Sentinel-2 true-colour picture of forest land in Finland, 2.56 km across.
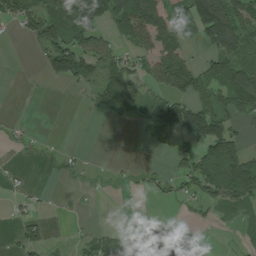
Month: July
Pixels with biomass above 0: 46%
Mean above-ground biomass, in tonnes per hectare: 48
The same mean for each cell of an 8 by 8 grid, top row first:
63 104 146 118 124 53 149 79
0 73 93 39 52 69 50 70
0 26 61 106 39 104 66 96
0 0 1 77 58 113 86 57
11 1 1 0 7 30 110 51
8 0 9 7 13 31 103 134
12 4 1 0 0 7 39 59
31 33 14 48 74 26 1 20
